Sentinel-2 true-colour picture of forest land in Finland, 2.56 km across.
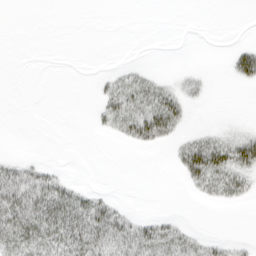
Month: March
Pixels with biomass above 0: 31%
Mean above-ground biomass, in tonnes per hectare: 11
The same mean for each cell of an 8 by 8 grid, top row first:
0 0 0 0 0 0 0 0
0 0 0 0 0 0 0 12
0 0 0 12 15 6 4 16
0 0 0 23 36 28 0 0
0 0 0 2 17 12 29 30
29 18 0 0 0 5 43 25
41 39 32 20 0 0 2 3
33 31 39 37 32 26 10 4
